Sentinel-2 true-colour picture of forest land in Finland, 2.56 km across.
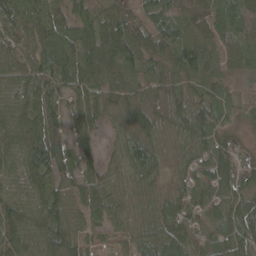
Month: April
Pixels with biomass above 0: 91%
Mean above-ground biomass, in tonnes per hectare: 60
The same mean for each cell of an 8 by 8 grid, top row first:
80 60 48 49 76 47 55 58
49 82 68 85 58 45 36 49
58 67 74 57 40 55 48 18
71 78 52 47 64 85 78 40
73 107 39 28 84 49 61 13
64 66 56 48 77 44 64 45
65 89 68 70 55 52 56 67
62 82 60 30 69 86 40 65
